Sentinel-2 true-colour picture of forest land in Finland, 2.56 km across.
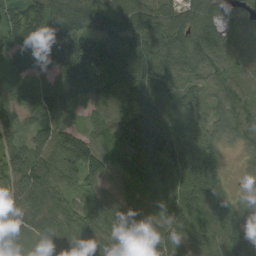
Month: September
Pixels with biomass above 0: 96%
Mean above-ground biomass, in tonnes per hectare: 92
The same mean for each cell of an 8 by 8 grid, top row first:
90 159 132 92 93 70 78 47
99 192 126 93 118 109 113 36
59 60 154 113 107 91 55 64
59 90 35 85 113 104 63 93
66 98 103 99 166 127 37 55
110 124 106 70 114 138 104 15
91 103 68 71 88 117 116 81
26 92 85 87 63 65 88 95
